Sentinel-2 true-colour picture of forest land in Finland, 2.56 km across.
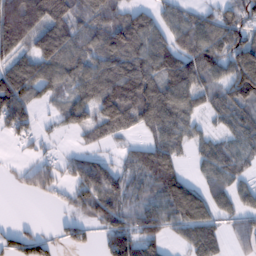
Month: February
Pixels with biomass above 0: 75%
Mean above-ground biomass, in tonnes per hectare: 86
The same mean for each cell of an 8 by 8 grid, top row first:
160 153 96 90 70 61 57 93
104 148 100 138 125 93 115 129
132 109 98 129 136 126 75 134
131 23 93 143 134 126 49 72
28 26 19 34 60 85 55 60
20 76 87 86 94 101 46 45
0 12 51 106 98 148 101 68
65 43 49 103 102 34 104 58
